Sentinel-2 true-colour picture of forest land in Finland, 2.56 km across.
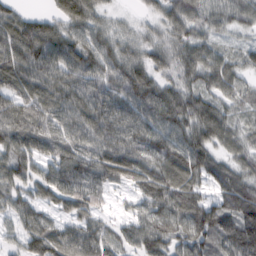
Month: February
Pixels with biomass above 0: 92%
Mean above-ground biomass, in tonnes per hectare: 70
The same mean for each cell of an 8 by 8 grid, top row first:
48 42 87 27 25 64 55 56
95 96 79 63 47 61 64 32
72 82 78 75 77 55 69 56
100 76 88 93 82 93 83 35
88 77 77 83 89 88 77 46
73 66 90 60 70 78 60 55
64 39 56 20 62 93 91 87
42 99 88 61 88 72 85 104
